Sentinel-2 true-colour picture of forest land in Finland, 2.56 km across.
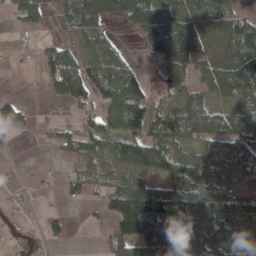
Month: April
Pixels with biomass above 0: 67%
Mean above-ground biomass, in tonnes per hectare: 62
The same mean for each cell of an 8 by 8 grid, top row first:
51 39 95 68 101 79 76 80
9 39 47 41 28 111 72 136
0 75 152 123 43 66 66 106
37 3 39 85 119 65 98 73
2 16 55 56 114 59 45 74
7 4 44 35 76 86 54 32
12 7 11 76 139 99 114 60
32 40 0 61 106 117 81 48
